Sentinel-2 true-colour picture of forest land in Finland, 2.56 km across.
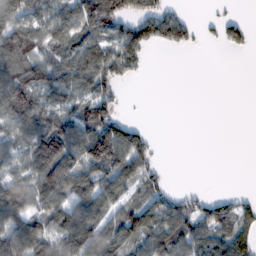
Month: February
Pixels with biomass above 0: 62%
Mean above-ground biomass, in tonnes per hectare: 62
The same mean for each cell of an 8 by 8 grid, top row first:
87 71 97 115 73 37 5 9
124 72 83 67 68 33 4 24
127 102 90 58 7 0 0 0
103 78 78 56 1 0 0 0
55 163 84 156 49 0 0 0
71 153 111 96 58 0 0 0
114 80 91 62 75 68 48 45
99 93 114 84 83 102 87 85
